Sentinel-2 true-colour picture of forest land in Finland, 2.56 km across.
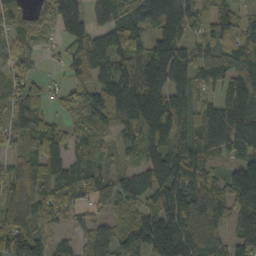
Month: October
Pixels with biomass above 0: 87%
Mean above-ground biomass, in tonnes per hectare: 97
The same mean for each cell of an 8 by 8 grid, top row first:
47 73 120 95 103 125 61 74
65 17 121 114 89 122 69 109
73 23 63 99 162 119 79 125
108 51 62 99 182 164 90 135
35 91 64 37 96 140 118 110
79 104 86 64 102 147 92 158
79 66 54 73 94 149 158 105
138 69 60 120 140 163 129 80
